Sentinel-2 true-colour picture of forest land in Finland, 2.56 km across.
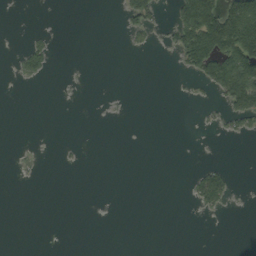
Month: September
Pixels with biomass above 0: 15%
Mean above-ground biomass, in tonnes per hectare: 19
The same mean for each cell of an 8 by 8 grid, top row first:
1 1 0 0 59 43 142 166
5 33 0 0 12 46 149 157
9 10 2 0 0 2 63 155
0 0 0 3 0 0 7 63
1 0 3 0 0 0 1 3
2 0 0 0 0 0 57 2
0 0 0 1 0 0 29 2
0 0 0 0 0 0 0 0
